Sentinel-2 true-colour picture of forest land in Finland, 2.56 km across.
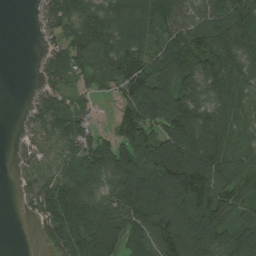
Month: August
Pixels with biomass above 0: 82%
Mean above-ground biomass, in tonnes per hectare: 99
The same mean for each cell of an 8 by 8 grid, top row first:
0 57 102 99 94 93 100 140
0 36 123 123 102 124 157 152
0 51 64 97 154 144 130 129
4 79 49 25 142 150 111 102
20 53 85 77 108 143 159 98
21 66 96 109 116 176 178 121
8 123 150 111 140 165 148 97
0 53 144 123 89 186 131 113
